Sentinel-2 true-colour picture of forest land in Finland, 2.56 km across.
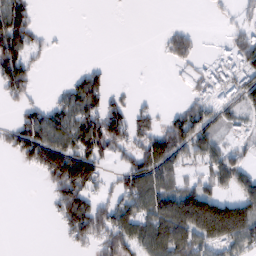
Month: February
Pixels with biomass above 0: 53%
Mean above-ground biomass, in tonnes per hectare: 57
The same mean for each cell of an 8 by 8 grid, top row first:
95 0 0 0 0 0 3 21
115 17 0 0 0 56 4 64
98 0 49 16 0 3 41 57
22 57 94 89 35 36 63 50
72 114 107 92 81 110 64 22
1 78 134 29 110 56 55 71
0 17 119 85 91 164 173 112
0 0 58 84 106 150 104 97
